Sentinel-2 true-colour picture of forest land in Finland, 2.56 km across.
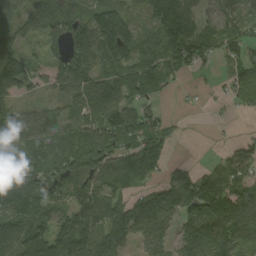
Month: September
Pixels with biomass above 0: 82%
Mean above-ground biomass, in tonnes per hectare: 83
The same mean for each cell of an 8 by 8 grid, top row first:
85 79 75 132 53 169 35 49
87 48 114 154 49 106 67 87
125 56 115 81 85 27 5 74
74 43 75 114 70 5 7 22
90 89 122 110 121 22 2 36
118 97 88 112 109 77 77 77
84 58 84 90 99 124 158 132
94 117 130 100 62 71 124 96
